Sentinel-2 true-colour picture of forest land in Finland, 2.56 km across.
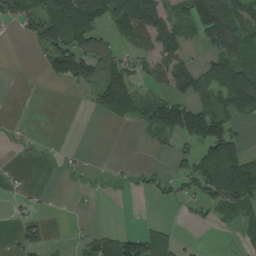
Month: August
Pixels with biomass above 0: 46%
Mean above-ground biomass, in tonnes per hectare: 48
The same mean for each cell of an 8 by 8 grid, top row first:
63 104 146 118 124 53 149 79
0 73 93 39 52 69 50 70
0 26 61 106 39 104 66 96
0 0 1 77 58 113 86 57
11 1 1 0 7 30 110 51
8 0 9 7 13 31 103 134
12 4 1 0 0 7 39 59
31 33 14 48 74 26 1 20
